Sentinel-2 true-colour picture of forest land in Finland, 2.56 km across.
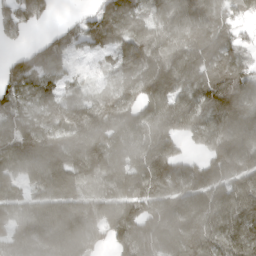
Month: March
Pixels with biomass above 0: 89%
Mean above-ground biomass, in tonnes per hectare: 113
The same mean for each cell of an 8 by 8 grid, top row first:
130 56 40 140 112 112 127 59
29 87 62 95 131 129 188 71
114 86 36 56 135 123 124 111
119 96 125 112 100 128 117 147
126 133 149 125 133 72 98 150
73 116 127 168 141 128 137 144
72 108 108 124 122 130 130 147
85 128 114 92 131 139 136 123
